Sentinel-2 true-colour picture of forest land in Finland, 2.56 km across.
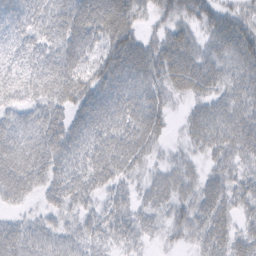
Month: February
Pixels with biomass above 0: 89%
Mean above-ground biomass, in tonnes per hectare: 41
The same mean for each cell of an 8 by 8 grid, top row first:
39 48 70 79 26 37 39 38
29 41 59 56 52 56 27 54
33 48 50 60 52 47 40 35
31 45 45 57 60 11 34 39
55 61 46 56 47 12 35 45
68 46 45 45 22 34 29 30
19 26 31 33 26 33 46 27
58 44 37 29 20 21 43 36
